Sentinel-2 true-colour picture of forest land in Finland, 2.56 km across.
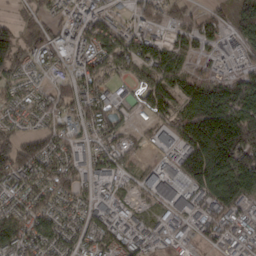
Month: March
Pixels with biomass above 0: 82%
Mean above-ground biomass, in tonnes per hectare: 82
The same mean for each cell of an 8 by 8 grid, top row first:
28 53 61 50 86 67 47 78
120 88 67 103 103 68 45 50
52 37 74 51 75 121 84 71
34 74 87 75 51 100 194 146
98 78 57 61 24 82 287 217
110 102 76 64 43 91 198 182
57 77 56 48 29 66 92 73
98 83 76 74 45 38 56 48
